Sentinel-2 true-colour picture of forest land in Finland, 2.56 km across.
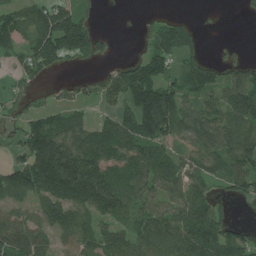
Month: July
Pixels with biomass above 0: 71%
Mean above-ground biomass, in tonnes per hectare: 96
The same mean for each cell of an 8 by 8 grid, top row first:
89 132 90 0 13 24 0 5
68 138 134 31 39 108 11 16
51 26 38 75 157 91 100 91
36 79 46 63 223 182 95 148
51 215 130 123 127 87 124 131
116 244 256 129 115 110 95 111
63 98 112 147 91 99 97 12
144 64 99 102 108 114 137 89
